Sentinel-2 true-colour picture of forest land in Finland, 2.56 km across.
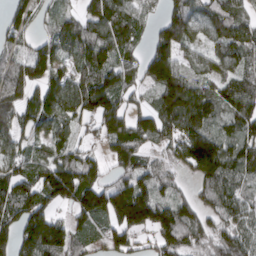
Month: March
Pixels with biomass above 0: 84%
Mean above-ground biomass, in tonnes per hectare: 104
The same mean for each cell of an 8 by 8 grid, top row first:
62 42 73 146 71 120 104 80
60 85 107 128 63 138 69 108
109 105 109 120 86 151 73 98
110 114 112 125 70 150 115 111
92 85 54 101 79 91 159 101
107 137 162 60 86 49 110 76
129 115 126 170 191 114 69 82
135 207 74 82 48 132 77 113
